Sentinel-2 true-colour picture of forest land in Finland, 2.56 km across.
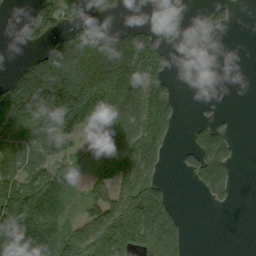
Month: September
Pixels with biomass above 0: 58%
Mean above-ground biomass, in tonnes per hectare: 88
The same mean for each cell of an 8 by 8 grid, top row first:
5 92 78 35 21 67 42 6
9 87 217 216 156 24 12 0
123 285 242 208 147 16 0 0
138 162 162 91 124 61 7 1
101 112 42 123 156 18 104 13
116 83 32 125 137 6 113 9
143 99 49 150 203 44 13 2
153 123 165 193 114 86 0 0
